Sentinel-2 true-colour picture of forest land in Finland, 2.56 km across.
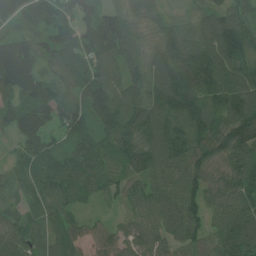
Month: June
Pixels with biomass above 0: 96%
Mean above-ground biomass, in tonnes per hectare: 111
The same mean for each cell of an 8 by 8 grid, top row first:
103 104 109 94 89 57 92 97
145 105 132 153 87 154 157 150
195 82 107 95 122 174 161 122
102 91 91 120 140 162 145 145
49 79 97 98 144 176 129 140
75 126 145 91 107 101 86 101
69 111 65 34 97 112 87 110
100 106 85 87 91 82 82 157
